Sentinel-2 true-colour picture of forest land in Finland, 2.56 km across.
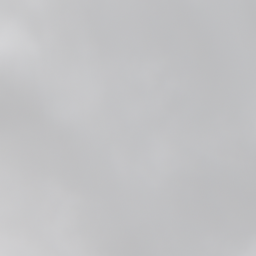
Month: June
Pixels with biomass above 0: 44%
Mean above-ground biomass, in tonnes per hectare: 29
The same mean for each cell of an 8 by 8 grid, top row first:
63 51 61 4 0 0 0 43
66 79 74 6 0 0 0 11
73 88 66 9 0 0 0 2
77 84 68 29 0 0 0 9
49 91 82 34 0 0 0 41
31 37 35 12 8 0 0 20
22 84 46 19 43 13 0 0
26 60 43 55 18 28 3 0
